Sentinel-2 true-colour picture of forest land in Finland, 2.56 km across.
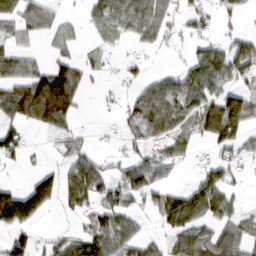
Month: March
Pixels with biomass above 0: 57%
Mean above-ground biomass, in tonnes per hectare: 59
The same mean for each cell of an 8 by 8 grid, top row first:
69 47 15 69 99 44 37 26
52 20 22 24 36 13 65 73
89 157 73 13 44 55 100 60
99 168 33 15 100 82 120 155
74 8 34 13 56 65 52 67
4 4 95 55 74 12 69 23
3 1 54 68 32 136 125 31
67 29 77 100 55 78 89 80
